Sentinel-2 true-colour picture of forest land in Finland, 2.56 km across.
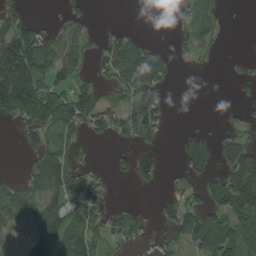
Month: August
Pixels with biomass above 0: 52%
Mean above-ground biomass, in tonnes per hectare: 59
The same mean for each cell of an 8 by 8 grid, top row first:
61 4 38 0 0 13 42 0
148 92 65 63 52 31 29 1
233 94 52 49 97 7 0 27
100 130 105 63 91 4 0 14
11 80 45 19 43 18 46 94
21 141 68 24 67 21 49 158
96 91 66 23 11 65 70 133
34 110 90 43 33 62 115 98
